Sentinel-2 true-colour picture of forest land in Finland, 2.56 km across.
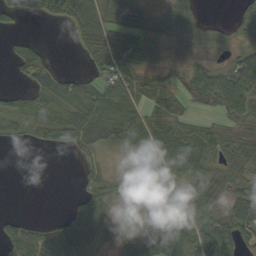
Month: September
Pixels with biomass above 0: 69%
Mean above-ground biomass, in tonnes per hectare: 41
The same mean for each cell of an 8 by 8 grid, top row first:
30 30 54 43 35 47 10 29
19 11 25 90 58 11 22 21
14 54 34 77 62 36 64 65
44 47 65 81 55 49 20 47
11 32 42 45 50 87 69 54
0 0 20 26 43 48 52 47
1 0 37 29 20 61 58 62
55 51 74 28 59 44 34 60
